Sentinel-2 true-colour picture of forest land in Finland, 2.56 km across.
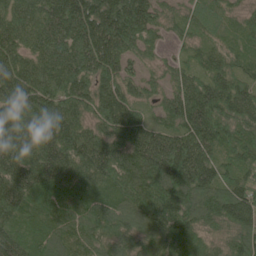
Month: June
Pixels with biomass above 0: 97%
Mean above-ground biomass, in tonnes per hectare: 119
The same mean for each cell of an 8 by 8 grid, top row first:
105 138 183 171 145 51 65 47
112 123 147 154 75 31 65 65
159 123 128 106 62 69 107 97
142 136 94 146 49 117 153 129
139 155 144 126 157 147 134 105
161 155 120 134 159 182 127 97
133 121 108 103 141 156 129 148
122 116 112 99 98 104 61 114
